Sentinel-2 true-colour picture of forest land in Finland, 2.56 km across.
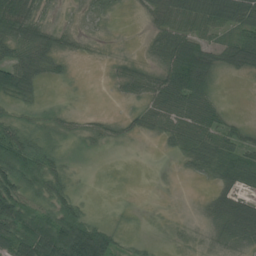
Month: July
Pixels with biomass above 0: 66%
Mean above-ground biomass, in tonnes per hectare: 37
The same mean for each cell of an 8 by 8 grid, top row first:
84 17 10 13 12 44 60 73
53 52 12 3 9 80 43 88
80 19 1 13 37 85 46 6
16 13 8 4 29 57 49 2
74 25 10 17 4 33 56 39
81 63 4 0 0 5 27 58
86 54 38 2 1 1 20 73
96 124 160 61 8 6 10 43
